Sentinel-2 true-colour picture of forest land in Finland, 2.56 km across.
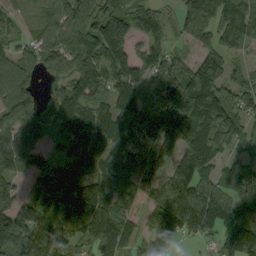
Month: September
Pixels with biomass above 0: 86%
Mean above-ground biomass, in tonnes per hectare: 96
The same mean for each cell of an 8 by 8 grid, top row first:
43 51 145 122 89 37 98 158
56 70 93 149 61 29 53 61
146 22 118 92 63 115 104 53
118 48 117 104 101 163 148 91
101 31 116 104 124 99 160 70
75 89 108 121 94 99 91 104
106 134 153 118 46 136 141 101
111 117 77 110 62 61 40 138
